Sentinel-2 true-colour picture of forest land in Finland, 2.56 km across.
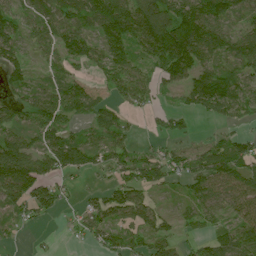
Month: July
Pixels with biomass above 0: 75%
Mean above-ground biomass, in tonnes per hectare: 67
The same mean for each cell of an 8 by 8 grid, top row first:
59 70 72 141 136 136 123 56
70 51 91 120 84 198 116 85
65 30 44 60 57 80 96 62
53 83 53 49 30 41 50 43
84 71 63 66 14 30 49 65
146 70 35 36 78 47 91 81
47 63 30 91 71 14 49 71
9 5 23 55 53 37 43 84
